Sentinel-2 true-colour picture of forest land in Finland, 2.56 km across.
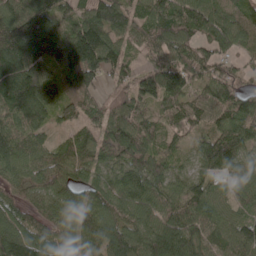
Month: May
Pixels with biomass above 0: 94%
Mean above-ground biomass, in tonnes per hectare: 100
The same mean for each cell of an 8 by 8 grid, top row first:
116 134 72 130 76 107 125 91
145 155 193 100 64 102 86 79
159 102 119 59 102 122 83 63
125 104 80 102 78 84 91 102
103 69 116 119 125 47 95 115
70 108 86 74 107 66 72 66
65 80 116 95 91 103 92 64
147 88 109 124 113 144 101 106
